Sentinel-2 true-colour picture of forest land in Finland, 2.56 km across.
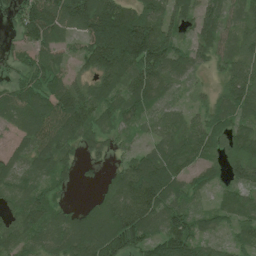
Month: July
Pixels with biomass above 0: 89%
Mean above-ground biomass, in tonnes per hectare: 87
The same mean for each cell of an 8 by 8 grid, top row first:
51 141 141 191 132 95 81 71
35 79 54 216 212 93 75 75
45 87 58 98 128 60 24 105
77 104 147 71 71 35 70 72
35 103 66 38 33 99 97 100
48 65 31 46 169 105 51 81
56 86 40 98 147 75 44 84
77 76 136 160 101 131 49 46
